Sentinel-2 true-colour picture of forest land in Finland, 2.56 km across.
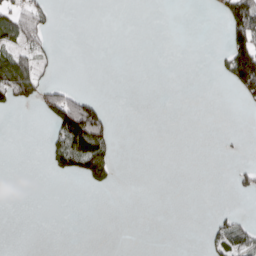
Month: March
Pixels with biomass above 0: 15%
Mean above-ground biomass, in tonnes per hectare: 22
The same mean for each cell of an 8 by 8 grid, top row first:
58 28 0 0 0 0 3 132
58 22 0 0 0 0 0 129
128 20 0 0 0 0 0 130
9 66 165 15 0 0 0 2
0 24 151 58 0 0 0 2
0 7 50 31 0 0 0 17
0 0 0 0 0 0 1 4
0 0 0 0 0 0 25 75
